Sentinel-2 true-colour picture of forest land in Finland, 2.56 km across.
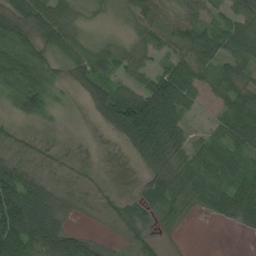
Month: August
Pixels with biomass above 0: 78%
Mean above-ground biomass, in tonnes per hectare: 45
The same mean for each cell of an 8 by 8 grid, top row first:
59 60 16 9 40 32 41 60
63 43 44 25 38 37 56 65
69 52 38 42 43 95 53 53
35 36 2 86 146 76 11 84
17 8 1 5 82 51 55 65
60 15 8 4 23 59 74 51
115 41 11 18 55 43 31 69
112 90 67 8 26 6 0 1
